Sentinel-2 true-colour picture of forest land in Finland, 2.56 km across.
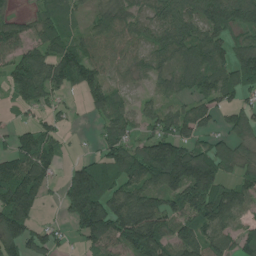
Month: July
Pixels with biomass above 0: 79%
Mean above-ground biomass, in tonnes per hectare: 95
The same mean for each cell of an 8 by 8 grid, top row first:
47 72 33 80 66 100 130 150
81 102 88 73 61 123 129 75
103 140 111 63 41 89 112 111
23 45 10 86 49 62 71 80
61 80 6 91 73 131 69 72
159 88 149 91 124 175 170 73
172 12 181 131 162 95 165 90
127 62 51 122 196 112 125 66
